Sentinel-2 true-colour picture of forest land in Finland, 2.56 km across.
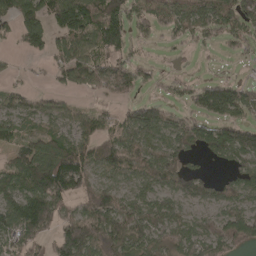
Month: April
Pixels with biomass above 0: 72%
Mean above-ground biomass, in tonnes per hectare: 80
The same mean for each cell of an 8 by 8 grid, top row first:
99 95 135 112 76 76 93 89
20 65 92 100 22 19 23 37
12 14 64 108 41 35 47 33
67 55 45 37 95 46 89 80
55 71 98 107 92 87 90 138
91 160 155 65 79 107 52 72
113 166 88 123 72 51 49 72
78 66 212 140 75 79 90 97
